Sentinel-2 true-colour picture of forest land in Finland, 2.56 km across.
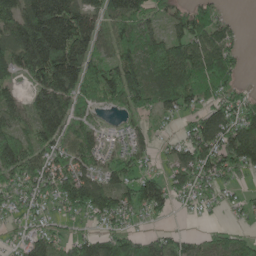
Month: May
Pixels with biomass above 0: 79%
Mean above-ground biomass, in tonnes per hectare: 90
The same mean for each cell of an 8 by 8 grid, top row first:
124 212 159 111 85 69 103 9
116 210 158 86 106 115 112 38
52 157 142 151 108 130 96 35
69 130 51 21 77 69 84 105
122 87 79 23 46 43 127 178
95 104 109 82 92 73 87 60
47 45 97 103 94 34 19 35
37 82 71 101 84 62 59 61
